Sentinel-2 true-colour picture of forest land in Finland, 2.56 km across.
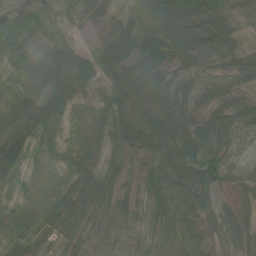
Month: June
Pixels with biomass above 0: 91%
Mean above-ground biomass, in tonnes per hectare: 58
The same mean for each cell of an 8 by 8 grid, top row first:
58 33 46 50 56 102 106 21
63 51 29 86 81 93 85 47
39 90 90 72 125 50 35 37
87 113 16 70 77 94 45 44
123 37 31 45 87 100 76 45
52 12 67 35 41 89 75 34
18 39 82 50 41 84 61 24
29 25 41 18 30 31 37 40
